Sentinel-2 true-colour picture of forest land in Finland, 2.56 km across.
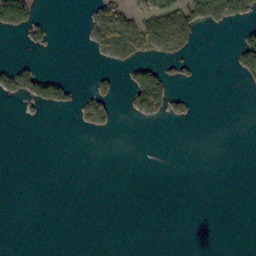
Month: October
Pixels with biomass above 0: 15%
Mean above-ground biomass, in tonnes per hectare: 18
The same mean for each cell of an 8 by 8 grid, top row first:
147 4 5 75 56 82 101 62
1 13 3 82 74 53 0 44
62 54 2 18 71 17 0 13
1 14 22 24 48 20 0 0
0 0 0 0 0 0 0 0
0 0 0 0 0 0 0 0
0 0 0 0 0 0 0 0
0 0 0 0 0 0 0 0
